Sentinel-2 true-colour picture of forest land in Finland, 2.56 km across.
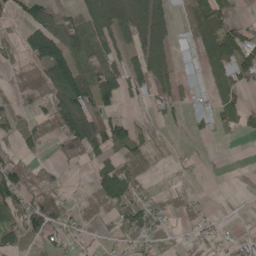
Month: May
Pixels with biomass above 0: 58%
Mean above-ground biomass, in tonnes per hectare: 48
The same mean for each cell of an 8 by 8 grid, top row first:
21 75 60 91 92 18 80 17
25 145 63 73 109 40 51 95
23 82 111 89 83 82 24 48
26 53 124 47 10 36 32 56
34 29 106 100 60 5 4 5
58 21 3 103 46 7 4 0
52 81 18 67 67 27 7 1
50 37 14 20 44 3 17 18
